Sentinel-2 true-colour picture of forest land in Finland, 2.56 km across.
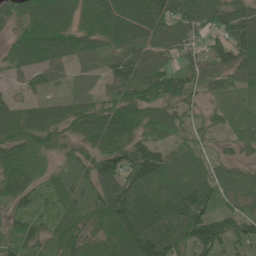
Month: June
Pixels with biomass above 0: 90%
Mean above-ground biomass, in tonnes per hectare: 64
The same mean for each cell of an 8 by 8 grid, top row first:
46 113 71 98 105 77 70 75
66 107 68 51 60 44 38 73
17 39 17 43 80 65 60 47
49 52 68 81 72 50 21 28
53 46 49 78 64 35 25 32
74 26 37 99 108 64 55 42
41 34 48 113 104 101 74 57
58 58 75 78 131 81 118 64
